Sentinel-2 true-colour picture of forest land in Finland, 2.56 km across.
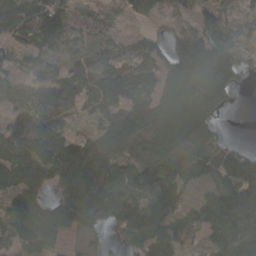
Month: March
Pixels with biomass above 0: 84%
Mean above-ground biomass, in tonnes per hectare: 86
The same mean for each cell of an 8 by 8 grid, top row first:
151 163 62 29 48 64 73 51
53 65 90 54 66 93 180 76
56 78 96 126 93 80 111 60
78 129 56 84 110 83 57 3
155 178 96 103 70 77 65 20
113 103 171 120 99 87 81 166
77 54 139 94 105 62 61 162
53 62 28 18 76 65 31 122
